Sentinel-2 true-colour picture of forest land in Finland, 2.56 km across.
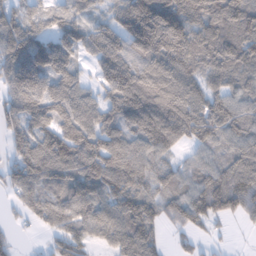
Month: February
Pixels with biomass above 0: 88%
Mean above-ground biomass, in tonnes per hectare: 123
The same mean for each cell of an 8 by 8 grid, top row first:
109 85 76 86 239 206 170 168
217 142 107 129 167 177 152 178
170 140 62 148 138 141 101 100
131 134 146 119 185 156 132 119
95 146 167 147 121 94 106 110
113 159 145 188 117 93 114 83
46 126 124 122 129 113 142 78
25 38 104 99 130 26 26 1
